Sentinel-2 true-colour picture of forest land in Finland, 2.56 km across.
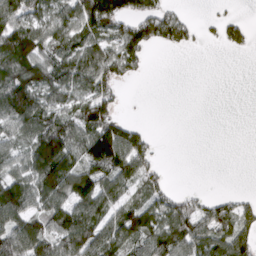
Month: March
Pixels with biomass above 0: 62%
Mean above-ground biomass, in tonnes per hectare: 62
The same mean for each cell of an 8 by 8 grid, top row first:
87 71 97 115 73 37 5 9
124 72 83 67 68 33 4 24
127 102 90 58 7 0 0 0
103 78 78 56 1 0 0 0
55 163 84 156 49 0 0 0
71 153 111 96 58 0 0 0
114 80 91 62 75 68 48 45
99 93 114 84 83 102 87 85
